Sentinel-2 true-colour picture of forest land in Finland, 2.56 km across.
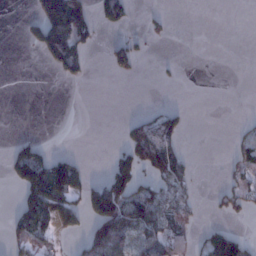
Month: January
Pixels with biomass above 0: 30%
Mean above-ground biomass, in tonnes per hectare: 37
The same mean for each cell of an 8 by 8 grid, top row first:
1 145 99 63 7 2 0 0
0 94 68 43 13 0 0 0
0 2 24 9 5 3 0 0
0 0 0 0 14 32 0 0
25 11 0 3 104 48 0 25
71 147 43 69 41 61 0 29
37 118 56 160 108 68 5 31
70 55 30 116 58 74 46 40
